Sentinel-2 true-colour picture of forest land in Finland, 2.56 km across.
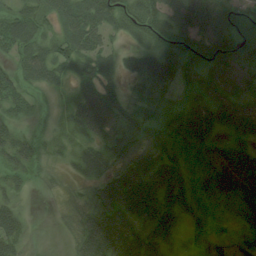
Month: August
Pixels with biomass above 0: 87%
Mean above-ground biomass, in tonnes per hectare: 46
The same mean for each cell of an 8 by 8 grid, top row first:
58 43 62 56 72 60 63 56
55 52 66 28 36 49 57 58
46 53 44 32 46 62 40 52
35 20 49 64 39 33 46 48
59 30 31 51 34 35 35 31
36 14 25 52 76 57 41 80
30 1 26 79 71 63 28 30
46 2 45 86 70 31 36 12
